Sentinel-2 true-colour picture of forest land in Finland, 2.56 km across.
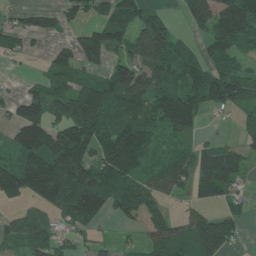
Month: June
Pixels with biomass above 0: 70%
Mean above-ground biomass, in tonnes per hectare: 90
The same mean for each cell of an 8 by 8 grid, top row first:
31 49 46 88 85 27 133 143
56 26 91 77 140 97 55 64
6 63 69 120 101 121 134 114
63 108 145 94 102 172 50 45
100 184 172 162 136 46 46 43
141 238 207 146 58 72 110 52
19 86 206 92 80 13 40 35
48 81 31 22 49 116 193 45
